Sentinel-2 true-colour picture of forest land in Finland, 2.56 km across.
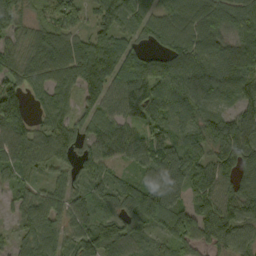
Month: September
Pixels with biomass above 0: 90%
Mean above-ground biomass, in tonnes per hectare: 87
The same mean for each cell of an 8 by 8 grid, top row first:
74 49 69 108 87 106 120 105
62 114 83 98 55 103 112 113
75 90 109 91 102 114 125 101
127 80 70 66 102 96 65 77
101 91 68 94 83 102 92 122
52 36 55 48 60 110 94 97
42 88 72 62 144 112 89 95
46 85 93 105 56 103 69 68
